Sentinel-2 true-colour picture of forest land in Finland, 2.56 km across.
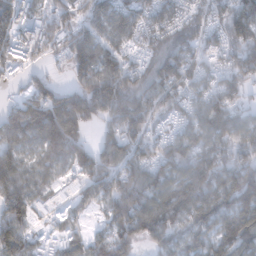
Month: January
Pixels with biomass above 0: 85%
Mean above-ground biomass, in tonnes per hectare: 100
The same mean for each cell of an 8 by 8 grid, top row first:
89 73 74 138 98 73 68 121
77 66 139 95 60 103 64 107
19 48 90 139 86 111 71 87
112 190 162 125 111 67 112 68
117 160 105 90 83 103 94 92
123 78 81 110 113 106 147 137
134 38 41 105 129 142 153 148
119 34 67 130 81 97 92 130
